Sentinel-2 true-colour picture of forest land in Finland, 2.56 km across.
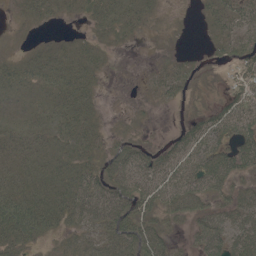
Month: May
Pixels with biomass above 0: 76%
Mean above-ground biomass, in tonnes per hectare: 30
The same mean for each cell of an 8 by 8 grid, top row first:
10 20 11 34 20 2 19 33
5 13 19 10 3 5 9 25
29 33 32 2 5 28 10 17
15 24 36 2 5 8 16 41
27 24 33 24 22 32 51 52
33 31 40 55 52 54 71 32
63 46 55 62 46 44 31 48
52 19 36 55 60 12 54 47
